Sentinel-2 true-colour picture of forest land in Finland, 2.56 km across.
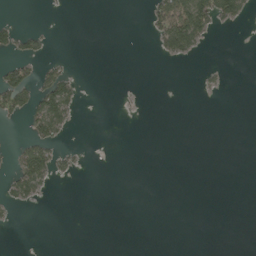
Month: May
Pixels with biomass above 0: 12%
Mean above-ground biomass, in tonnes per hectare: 11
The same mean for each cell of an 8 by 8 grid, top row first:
2 0 0 0 8 106 75 32
31 8 0 0 0 57 6 0
55 39 10 0 0 0 4 0
41 79 8 0 0 0 0 0
10 39 2 0 0 0 0 0
51 38 4 0 0 0 0 0
13 0 0 0 0 0 0 0
0 0 0 0 0 0 0 0
